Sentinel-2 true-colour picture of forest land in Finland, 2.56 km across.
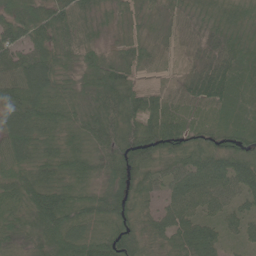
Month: June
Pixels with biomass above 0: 98%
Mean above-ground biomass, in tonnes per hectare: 61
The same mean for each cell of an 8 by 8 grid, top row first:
57 75 56 41 48 41 48 57
70 70 63 35 55 29 55 71
86 80 46 79 23 32 110 97
78 73 43 65 95 49 48 102
73 43 39 62 86 60 50 69
57 54 53 56 55 61 85 72
49 116 64 73 36 68 51 41
37 75 77 72 54 61 75 33
